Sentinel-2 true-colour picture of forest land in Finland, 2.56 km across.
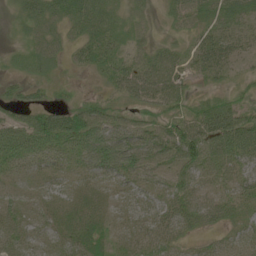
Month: June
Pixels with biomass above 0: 92%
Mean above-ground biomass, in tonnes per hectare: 38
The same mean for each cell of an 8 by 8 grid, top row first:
21 46 57 31 16 26 36 34
11 37 41 32 21 27 52 28
23 24 8 34 59 42 23 17
33 46 51 29 24 32 48 43
68 67 67 81 58 72 79 82
23 33 32 41 33 39 35 36
30 28 46 23 29 50 47 29
28 26 45 29 29 31 17 23
